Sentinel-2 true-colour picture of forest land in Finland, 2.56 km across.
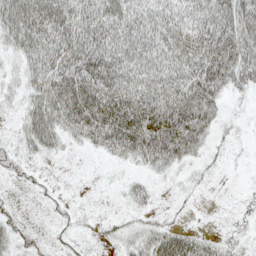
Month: May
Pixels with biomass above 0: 70%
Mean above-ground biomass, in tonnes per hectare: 47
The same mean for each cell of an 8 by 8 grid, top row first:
80 89 68 72 63 61 75 88
39 73 83 79 68 85 96 85
16 63 95 80 61 67 98 47
12 73 118 113 97 107 79 5
17 46 24 66 93 99 29 5
15 9 2 4 14 13 11 1
7 5 9 4 18 4 1 4
24 8 9 14 33 49 24 14
